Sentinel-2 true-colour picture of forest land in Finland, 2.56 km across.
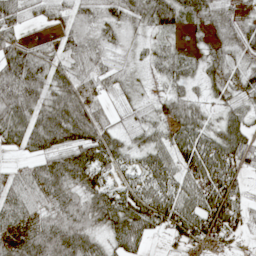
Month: May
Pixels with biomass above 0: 87%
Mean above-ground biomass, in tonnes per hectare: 59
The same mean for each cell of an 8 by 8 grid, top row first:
51 36 42 49 58 65 59 53
63 25 51 33 25 34 39 51
119 69 57 42 15 51 36 41
99 88 91 24 24 55 32 46
48 71 81 62 42 76 76 83
41 80 69 36 62 68 88 56
72 64 76 97 89 80 91 60
85 123 100 50 48 31 47 22
